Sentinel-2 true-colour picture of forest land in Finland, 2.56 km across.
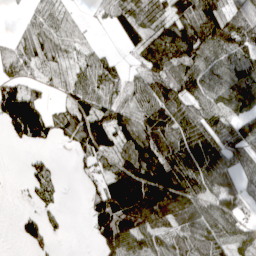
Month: April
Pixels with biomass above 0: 75%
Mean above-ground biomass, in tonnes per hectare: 78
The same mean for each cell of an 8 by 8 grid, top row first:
6 57 15 63 103 104 130 80
55 59 36 8 80 144 106 96
65 29 55 56 76 101 81 106
178 61 111 101 94 95 77 56
21 31 76 103 132 108 108 57
2 57 14 91 152 139 97 62
5 32 5 180 194 147 86 66
16 35 0 130 118 86 106 69
